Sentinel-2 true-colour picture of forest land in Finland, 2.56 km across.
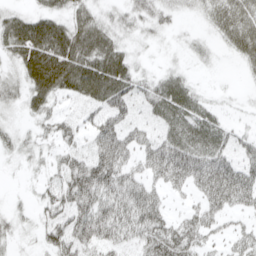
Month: April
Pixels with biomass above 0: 78%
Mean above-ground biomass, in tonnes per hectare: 38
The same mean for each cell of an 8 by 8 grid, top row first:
31 38 37 28 36 20 25 45
47 73 67 51 8 9 15 35
25 69 67 75 29 37 3 4
12 34 21 45 21 53 30 7
23 16 25 70 39 64 53 27
3 22 64 70 41 56 64 58
11 28 62 68 73 13 45 28
15 35 55 50 48 68 26 31
